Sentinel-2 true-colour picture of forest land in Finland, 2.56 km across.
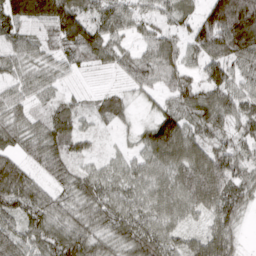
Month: March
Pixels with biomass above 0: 92%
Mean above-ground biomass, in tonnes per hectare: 69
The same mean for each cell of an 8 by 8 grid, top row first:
108 132 98 72 41 49 100 205
48 34 89 66 44 53 107 143
47 43 6 8 55 64 67 51
45 44 36 55 13 83 98 58
60 84 45 13 64 151 70 52
120 50 52 50 66 89 137 59
80 74 58 68 62 76 79 62
70 79 91 63 87 52 86 37
